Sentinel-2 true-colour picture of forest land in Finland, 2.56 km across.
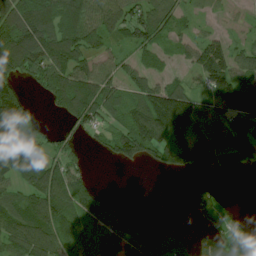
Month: July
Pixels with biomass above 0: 67%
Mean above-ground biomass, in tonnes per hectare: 73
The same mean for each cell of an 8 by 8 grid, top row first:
130 131 107 95 97 57 15 9
131 119 98 45 71 34 93 44
82 114 105 82 71 32 80 84
165 15 110 76 116 171 46 111
186 39 23 62 117 76 100 110
76 106 46 0 0 18 16 3
81 107 65 37 0 0 46 7
97 107 59 66 97 75 58 68
